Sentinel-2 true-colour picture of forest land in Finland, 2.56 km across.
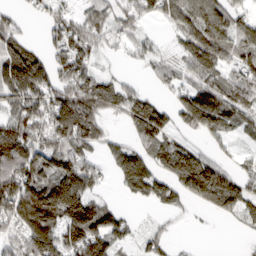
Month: March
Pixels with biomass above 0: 74%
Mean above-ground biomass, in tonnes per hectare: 92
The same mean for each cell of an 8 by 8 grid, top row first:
41 58 66 75 54 121 137 62
116 65 101 27 39 41 139 95
170 125 123 54 20 59 88 96
92 112 140 65 138 77 157 85
158 116 108 43 91 77 34 26
145 127 142 38 157 128 185 67
175 211 176 60 13 48 58 94
86 171 160 110 42 17 0 7
